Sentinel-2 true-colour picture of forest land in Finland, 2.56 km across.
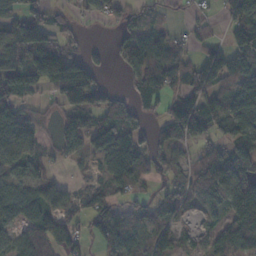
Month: November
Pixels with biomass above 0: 70%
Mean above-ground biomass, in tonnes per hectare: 68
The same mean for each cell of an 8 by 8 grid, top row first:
80 55 20 46 30 11 20 86
117 115 39 26 92 57 57 91
111 127 149 5 88 60 92 83
78 23 101 74 40 100 106 86
75 26 59 147 73 73 57 70
50 28 14 59 40 42 93 92
95 93 40 67 43 69 61 123
40 101 37 53 54 54 35 102
